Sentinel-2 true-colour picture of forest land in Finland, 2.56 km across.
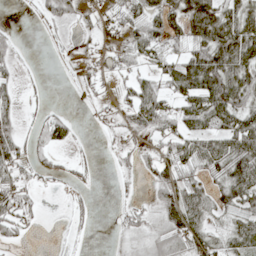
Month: May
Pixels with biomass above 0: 57%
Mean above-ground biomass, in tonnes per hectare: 39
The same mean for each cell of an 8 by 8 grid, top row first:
5 29 26 34 55 68 119 75
18 3 8 32 55 32 91 92
22 6 17 18 37 68 80 72
32 25 1 16 61 48 83 72
60 44 9 9 28 52 58 74
42 27 20 9 18 60 46 75
68 2 13 6 24 78 41 56
21 0 5 8 20 45 45 50
